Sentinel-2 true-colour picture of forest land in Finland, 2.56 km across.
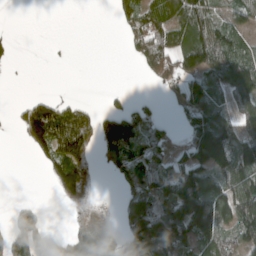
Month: April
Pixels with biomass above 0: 54%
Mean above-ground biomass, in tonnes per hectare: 69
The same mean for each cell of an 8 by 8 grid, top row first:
0 0 0 18 76 93 81 62
10 2 0 0 97 96 132 59
1 0 0 0 17 62 91 173
27 115 56 54 47 25 134 86
7 121 104 101 99 22 222 122
0 39 98 19 126 112 108 114
37 7 10 2 168 149 154 149
107 90 69 39 143 105 92 90
